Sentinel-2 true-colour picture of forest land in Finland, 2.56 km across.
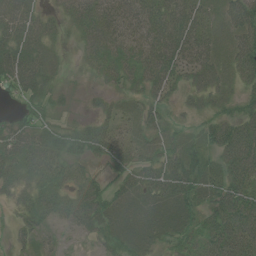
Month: July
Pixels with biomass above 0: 86%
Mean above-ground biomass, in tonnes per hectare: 46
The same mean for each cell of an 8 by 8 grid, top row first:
67 24 44 52 53 63 41 57
67 33 21 49 52 65 49 55
69 41 7 31 48 39 53 43
21 34 8 30 38 20 34 42
55 58 63 56 36 38 42 90
53 53 31 27 51 68 51 66
30 47 45 58 56 71 51 72
20 12 10 52 58 49 55 73
